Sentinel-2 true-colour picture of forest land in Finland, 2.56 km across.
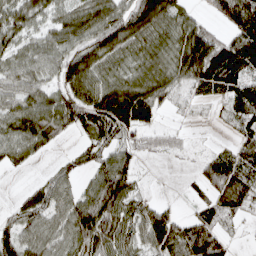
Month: March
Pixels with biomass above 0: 78%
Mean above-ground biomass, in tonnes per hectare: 52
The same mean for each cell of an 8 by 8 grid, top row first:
53 39 63 82 86 55 23 92
41 48 69 76 38 52 94 86
44 39 89 39 47 56 68 57
56 72 77 92 90 23 6 50
55 35 16 43 26 16 5 35
2 26 30 114 9 0 62 50
28 68 90 95 47 19 37 32
83 68 78 71 53 79 71 5
